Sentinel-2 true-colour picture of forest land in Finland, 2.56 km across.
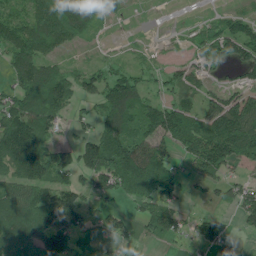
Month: June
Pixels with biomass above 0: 70%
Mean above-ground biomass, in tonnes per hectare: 69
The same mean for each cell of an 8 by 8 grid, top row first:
51 110 126 30 2 1 11 63
89 73 24 5 7 8 77 105
56 97 50 86 38 54 36 33
93 91 28 101 101 108 83 127
137 59 57 136 105 78 145 133
68 80 60 127 130 60 69 25
77 125 94 37 55 58 18 63
85 119 38 40 23 38 85 18
